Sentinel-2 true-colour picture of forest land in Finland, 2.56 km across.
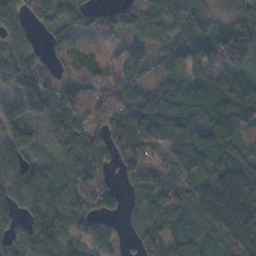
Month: November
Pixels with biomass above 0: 89%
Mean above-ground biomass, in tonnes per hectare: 75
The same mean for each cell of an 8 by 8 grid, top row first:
64 74 62 52 109 75 60 61
48 24 60 20 60 72 99 105
80 58 59 58 65 56 97 88
69 114 113 93 94 93 102 98
73 38 123 72 70 79 89 80
77 49 91 26 67 86 87 117
66 80 76 45 56 88 127 137
52 94 54 40 69 70 49 86
